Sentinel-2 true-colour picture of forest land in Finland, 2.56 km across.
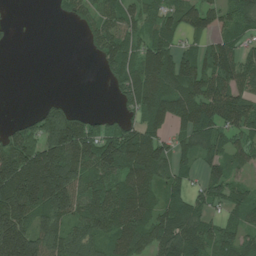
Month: July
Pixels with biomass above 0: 73%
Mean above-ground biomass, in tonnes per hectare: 97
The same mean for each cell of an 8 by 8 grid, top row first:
1 3 58 91 88 92 110 91
3 0 6 110 111 78 71 57
0 0 0 55 158 159 128 94
2 83 38 21 125 141 123 113
154 165 187 138 172 67 105 69
208 227 128 108 139 58 55 39
191 159 115 148 144 99 61 71
233 130 121 105 116 149 95 71
